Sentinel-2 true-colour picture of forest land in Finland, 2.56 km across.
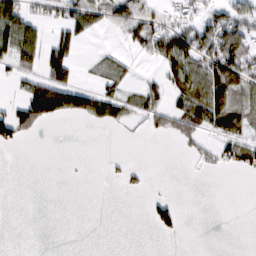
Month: February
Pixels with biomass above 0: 35%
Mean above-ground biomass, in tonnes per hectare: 40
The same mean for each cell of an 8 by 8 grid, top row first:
109 35 72 75 78 44 60 87
105 71 27 9 54 138 105 131
24 84 18 42 21 79 140 108
53 109 82 57 60 63 146 97
27 0 0 0 1 16 20 68
0 0 1 6 9 0 5 8
0 0 0 0 6 27 0 0
0 0 0 0 0 3 0 0
